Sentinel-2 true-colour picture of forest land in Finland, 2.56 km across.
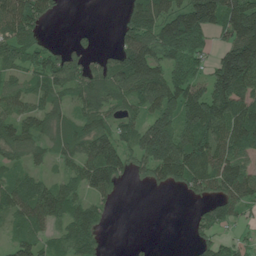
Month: June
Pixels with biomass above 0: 73%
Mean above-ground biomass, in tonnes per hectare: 85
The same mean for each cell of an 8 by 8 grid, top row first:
135 46 0 1 154 119 173 185
93 49 24 30 129 135 52 184
54 88 86 119 146 110 116 180
77 77 59 68 80 144 146 116
81 53 83 107 174 179 116 103
55 36 86 104 55 86 112 112
92 123 77 17 0 0 52 60
62 53 100 2 3 0 45 28
